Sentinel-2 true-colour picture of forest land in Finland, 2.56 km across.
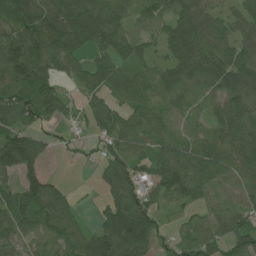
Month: July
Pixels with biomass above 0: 82%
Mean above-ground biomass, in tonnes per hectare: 68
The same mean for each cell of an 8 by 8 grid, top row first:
86 106 115 80 52 78 77 61
79 107 62 77 48 74 103 72
72 62 45 71 43 66 78 82
69 57 27 65 63 58 66 93
126 31 19 53 50 66 81 97
76 54 1 74 47 89 80 85
82 95 17 89 94 28 52 62
54 47 64 104 99 32 64 70
